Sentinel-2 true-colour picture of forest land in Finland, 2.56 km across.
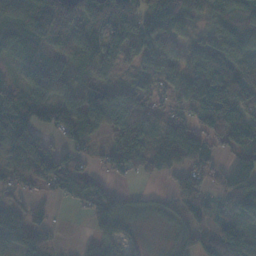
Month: November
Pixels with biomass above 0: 80%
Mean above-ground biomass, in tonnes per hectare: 77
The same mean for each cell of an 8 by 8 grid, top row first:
88 99 79 94 93 124 56 69
91 69 89 81 115 76 110 122
30 137 42 33 52 84 141 132
74 89 154 144 57 44 121 96
67 40 56 54 102 131 74 63
42 86 72 45 28 49 54 147
57 32 28 101 39 50 59 120
79 21 12 87 22 47 67 131
